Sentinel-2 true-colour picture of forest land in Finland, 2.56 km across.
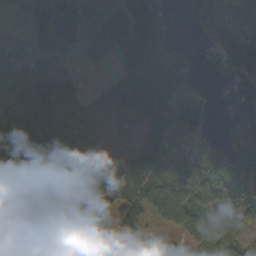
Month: October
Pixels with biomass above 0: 75%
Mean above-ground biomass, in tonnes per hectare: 86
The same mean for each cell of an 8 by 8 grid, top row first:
29 169 154 180 154 24 132 108
67 170 86 131 192 87 77 129
103 115 49 43 120 130 19 63
94 108 38 32 128 123 65 51
84 101 20 15 63 95 57 80
94 95 49 55 115 126 63 51
186 66 35 88 84 121 58 75
67 39 72 57 18 25 85 87
